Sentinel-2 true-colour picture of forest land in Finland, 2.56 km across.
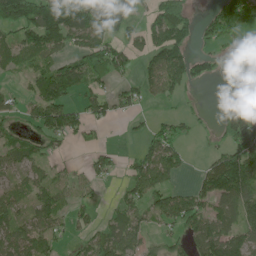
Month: June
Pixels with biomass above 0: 58%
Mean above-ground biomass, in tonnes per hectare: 70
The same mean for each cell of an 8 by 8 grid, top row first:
182 177 134 37 32 139 54 196
83 108 87 87 81 145 33 15
14 122 93 62 52 94 55 0
36 117 58 43 19 15 6 133
59 50 21 9 40 67 9 138
43 44 23 34 95 54 86 162
50 76 37 26 66 92 74 98
72 56 24 98 53 41 113 79
